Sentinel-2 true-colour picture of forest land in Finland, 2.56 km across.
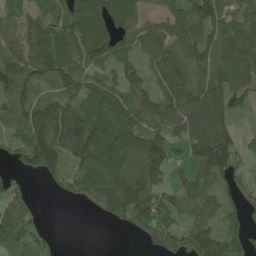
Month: May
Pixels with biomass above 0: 82%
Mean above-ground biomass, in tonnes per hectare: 96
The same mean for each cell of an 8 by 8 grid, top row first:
66 72 120 86 50 107 153 66
96 113 115 110 87 105 128 103
130 72 98 75 64 92 143 95
87 134 123 97 106 106 177 52
73 217 172 168 137 69 153 56
43 83 128 128 134 40 79 59
101 2 17 101 141 113 81 69
108 41 0 0 58 112 138 111
